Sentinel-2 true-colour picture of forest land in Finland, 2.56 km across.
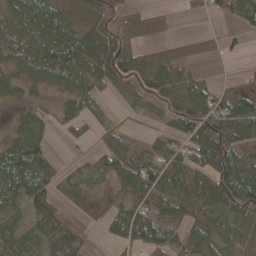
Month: May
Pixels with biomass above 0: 72%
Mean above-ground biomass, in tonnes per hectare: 42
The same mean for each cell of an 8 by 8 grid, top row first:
51 73 31 52 19 3 17 43
43 60 70 80 26 12 8 9
32 44 48 53 59 58 15 15
12 19 36 10 37 59 72 47
51 31 14 35 21 43 91 68
93 71 21 35 65 47 59 108
25 52 14 28 49 46 37 79
37 30 31 25 66 39 48 34
